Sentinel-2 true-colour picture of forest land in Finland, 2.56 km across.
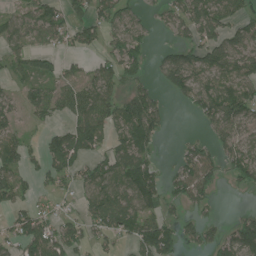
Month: June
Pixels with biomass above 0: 63%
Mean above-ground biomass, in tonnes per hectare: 67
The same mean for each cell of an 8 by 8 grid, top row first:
54 86 48 82 25 57 97 65
52 47 44 54 53 63 104 100
35 59 65 66 43 107 80 105
50 60 77 81 140 5 86 116
55 58 104 58 84 11 45 94
59 58 54 84 94 51 70 61
59 30 38 140 90 31 27 10
62 95 59 38 107 82 54 123
